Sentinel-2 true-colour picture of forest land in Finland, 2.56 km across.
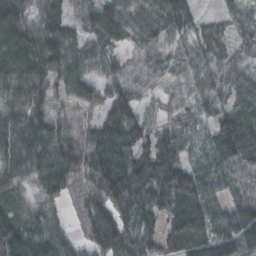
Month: October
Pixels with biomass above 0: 94%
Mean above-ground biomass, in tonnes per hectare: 66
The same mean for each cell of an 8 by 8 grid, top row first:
51 63 51 76 66 75 19 30
67 68 51 41 50 35 45 29
75 66 70 57 45 28 44 44
66 77 38 89 32 33 41 52
76 98 89 100 77 78 52 128
67 65 85 103 123 111 54 57
52 54 49 110 93 92 62 84
110 83 36 103 69 60 72 84
